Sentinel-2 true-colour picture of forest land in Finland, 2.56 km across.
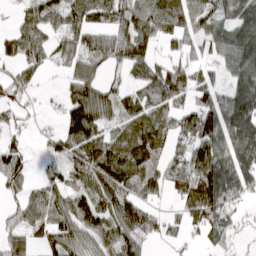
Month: March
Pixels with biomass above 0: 76%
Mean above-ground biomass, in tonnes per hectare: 75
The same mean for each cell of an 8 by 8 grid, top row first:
25 74 72 65 80 94 83 98
62 50 78 71 65 49 50 119
48 6 97 27 67 94 28 101
29 9 144 85 99 63 91 165
52 30 103 94 153 58 112 145
75 44 80 127 116 75 156 141
51 77 84 81 60 26 152 38
69 65 75 73 56 21 32 14
